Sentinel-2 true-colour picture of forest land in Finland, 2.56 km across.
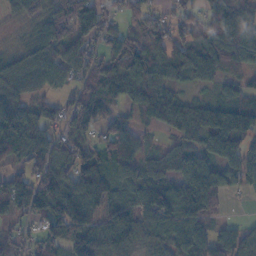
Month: November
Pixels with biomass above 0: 85%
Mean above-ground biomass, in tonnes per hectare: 83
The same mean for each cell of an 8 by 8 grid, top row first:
36 72 112 49 84 64 92 89
29 92 92 76 98 96 144 124
54 66 66 101 92 44 57 44
86 55 108 42 71 99 98 131
82 92 71 80 29 39 89 92
65 100 120 78 74 71 123 66
80 148 161 98 113 113 83 2
61 70 133 101 69 71 89 70
